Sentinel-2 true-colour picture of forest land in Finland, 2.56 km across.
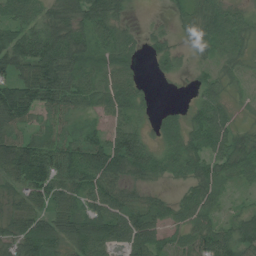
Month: July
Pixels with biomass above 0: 85%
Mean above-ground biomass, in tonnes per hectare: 57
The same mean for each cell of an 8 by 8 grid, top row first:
67 56 61 58 3 22 65 46
110 110 71 59 26 25 44 34
71 99 57 58 20 12 36 25
91 59 38 60 26 21 81 21
84 62 68 102 67 39 75 48
73 81 65 89 54 26 61 46
43 52 52 81 56 40 59 31
73 86 80 73 88 38 67 73
